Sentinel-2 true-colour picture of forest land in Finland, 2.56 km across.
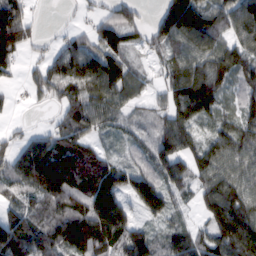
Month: February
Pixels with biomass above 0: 83%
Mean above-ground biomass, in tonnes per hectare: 84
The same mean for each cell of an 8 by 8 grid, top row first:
141 3 14 67 30 168 102 99
110 26 76 85 43 82 89 76
18 96 113 120 39 100 124 61
9 15 103 71 44 91 76 56
48 82 88 19 58 105 68 85
87 143 114 124 97 80 82 85
57 97 113 146 84 45 81 107
139 123 147 127 96 71 71 146
